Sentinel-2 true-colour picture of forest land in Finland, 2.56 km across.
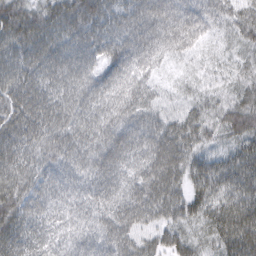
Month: March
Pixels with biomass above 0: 99%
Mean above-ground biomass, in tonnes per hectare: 58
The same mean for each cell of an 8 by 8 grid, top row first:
80 71 77 56 66 68 62 57
67 72 67 62 60 52 21 41
69 61 65 56 45 16 24 37
79 69 65 59 56 30 46 67
72 62 60 66 56 71 43 56
67 50 54 58 57 65 68 72
72 49 51 57 61 56 61 74
62 43 48 59 39 53 47 84
